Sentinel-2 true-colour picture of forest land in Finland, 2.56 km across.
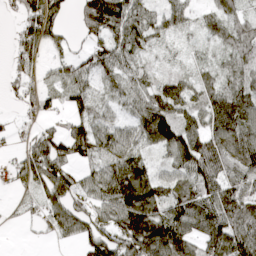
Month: April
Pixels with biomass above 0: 81%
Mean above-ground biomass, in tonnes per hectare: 67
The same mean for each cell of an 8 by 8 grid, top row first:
29 90 64 120 52 46 37 60
36 45 22 76 51 16 26 89
29 28 56 46 47 56 51 74
10 36 50 30 91 85 87 130
7 84 88 79 57 126 99 108
32 78 40 105 84 79 107 66
7 51 57 85 159 90 92 84
1 11 47 87 157 138 97 112
